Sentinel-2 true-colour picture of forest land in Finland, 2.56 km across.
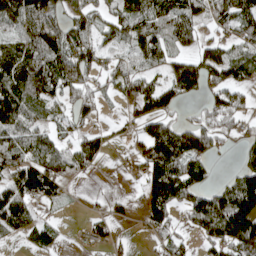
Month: April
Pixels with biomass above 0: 67%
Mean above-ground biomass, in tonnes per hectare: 70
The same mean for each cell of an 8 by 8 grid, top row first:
125 92 69 63 96 78 72 101
77 110 87 47 87 39 53 66
115 114 81 50 69 105 80 64
125 51 62 6 65 28 50 56
73 65 56 18 71 151 82 39
95 105 28 4 68 137 45 95
100 16 3 10 60 70 147 170
17 51 11 27 10 40 63 155
